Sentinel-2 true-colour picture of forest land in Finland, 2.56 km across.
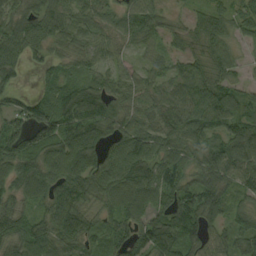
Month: September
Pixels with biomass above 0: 91%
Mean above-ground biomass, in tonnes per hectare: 82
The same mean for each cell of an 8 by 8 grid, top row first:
85 91 75 55 85 27 65 54
87 71 57 50 40 36 77 35
47 57 64 57 54 71 89 43
76 104 133 74 64 85 110 84
94 111 133 74 113 89 80 130
85 100 124 109 118 109 92 92
61 78 97 77 85 129 105 49
89 99 87 66 109 103 66 84
